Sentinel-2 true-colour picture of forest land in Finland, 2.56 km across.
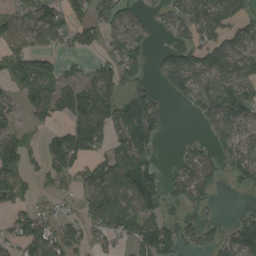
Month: August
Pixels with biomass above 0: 63%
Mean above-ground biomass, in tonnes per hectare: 67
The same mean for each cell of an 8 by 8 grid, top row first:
54 86 48 82 25 57 97 65
52 47 44 54 53 63 104 100
35 59 65 66 43 107 80 105
50 60 77 81 140 5 86 116
55 58 104 58 84 11 45 94
59 58 54 84 94 51 70 61
59 30 38 140 90 31 27 10
62 95 59 38 107 82 54 123
